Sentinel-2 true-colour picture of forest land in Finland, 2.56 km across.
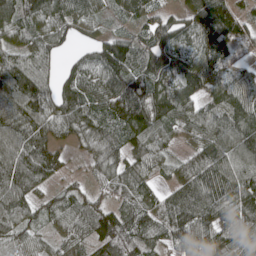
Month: May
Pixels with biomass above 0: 92%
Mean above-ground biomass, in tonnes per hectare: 98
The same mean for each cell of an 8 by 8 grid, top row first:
97 90 66 36 69 55 139 82
69 80 33 121 80 116 113 100
148 94 111 110 124 109 114 73
127 119 129 104 124 111 85 116
116 108 55 75 101 51 107 143
151 95 25 94 79 79 150 147
110 69 97 85 100 133 140 116
86 43 74 134 98 90 104 82
